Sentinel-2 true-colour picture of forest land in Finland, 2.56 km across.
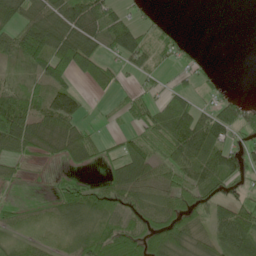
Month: May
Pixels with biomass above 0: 68%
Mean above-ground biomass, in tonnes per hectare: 49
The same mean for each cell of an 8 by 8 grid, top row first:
60 66 92 66 15 1 0 0
72 88 97 52 62 33 1 0
24 71 44 41 18 13 21 0
96 95 56 11 47 75 44 66
68 47 79 16 59 87 83 32
21 8 17 51 76 63 66 44
26 26 84 51 61 72 49 59
21 22 57 78 73 81 45 71
